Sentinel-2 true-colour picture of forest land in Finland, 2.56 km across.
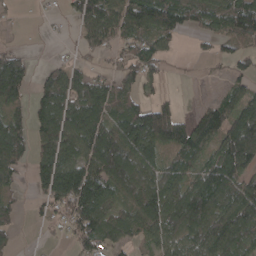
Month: April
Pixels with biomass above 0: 71%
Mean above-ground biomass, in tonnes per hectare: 81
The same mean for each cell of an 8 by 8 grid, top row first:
8 8 72 101 132 114 80 113
28 1 29 49 72 25 21 45
133 56 71 54 73 7 8 49
55 98 133 88 103 70 81 112
112 101 125 151 132 108 84 184
43 111 151 134 100 81 95 99
28 38 126 79 115 135 132 125
25 8 76 67 50 79 101 85
